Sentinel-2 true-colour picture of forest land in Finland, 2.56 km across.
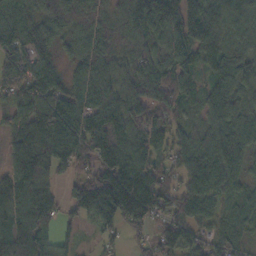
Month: October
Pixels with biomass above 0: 91%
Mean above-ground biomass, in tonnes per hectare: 96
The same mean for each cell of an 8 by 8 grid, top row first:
133 136 154 71 103 95 100 97
136 97 76 99 83 88 101 54
122 100 74 93 130 110 69 73
69 145 129 118 86 84 73 73
105 159 113 147 83 70 98 88
123 99 66 164 120 60 110 69
113 91 72 136 140 90 58 69
145 95 33 36 37 81 56 53
